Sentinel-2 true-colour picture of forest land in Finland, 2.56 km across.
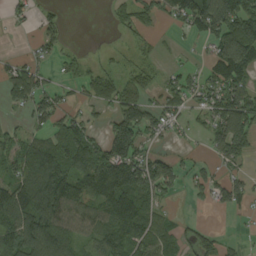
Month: August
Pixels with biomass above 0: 62%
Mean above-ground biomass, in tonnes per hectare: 72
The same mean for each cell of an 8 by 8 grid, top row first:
25 21 0 22 48 79 149 179
1 30 4 8 17 8 33 179
64 25 34 53 48 41 68 94
18 86 43 55 90 48 84 147
83 92 131 149 62 21 37 119
88 164 108 190 146 67 48 40
128 148 86 120 99 13 20 34
114 126 52 102 105 65 40 12
